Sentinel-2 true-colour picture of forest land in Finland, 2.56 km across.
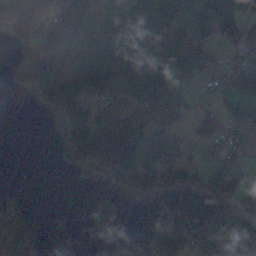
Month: November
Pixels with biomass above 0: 55%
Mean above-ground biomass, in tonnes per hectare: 72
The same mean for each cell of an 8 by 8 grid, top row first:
45 27 48 86 188 126 108 63
13 157 111 118 126 151 44 56
46 148 168 174 140 113 17 110
0 51 114 90 95 80 27 76
0 0 166 160 146 89 45 34
0 0 5 70 157 85 86 54
13 0 0 49 0 41 32 45
77 0 0 2 22 129 122 93
